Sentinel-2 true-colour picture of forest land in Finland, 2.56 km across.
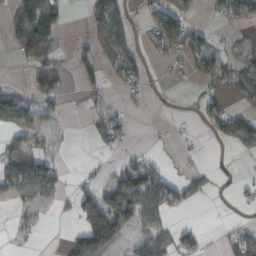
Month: October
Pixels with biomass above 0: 43%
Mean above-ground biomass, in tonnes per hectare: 40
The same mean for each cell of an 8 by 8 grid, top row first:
51 80 2 97 16 48 10 46
42 83 22 60 12 41 46 12
4 60 23 15 19 6 40 71
47 28 5 25 3 2 32 28
59 19 0 27 5 6 2 49
110 89 12 32 106 21 21 8
26 33 90 150 109 34 1 7
10 1 114 151 66 59 9 63
